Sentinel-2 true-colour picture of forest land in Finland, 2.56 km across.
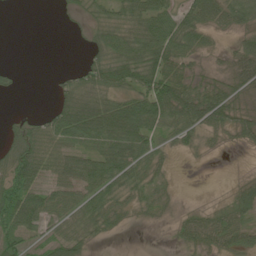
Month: June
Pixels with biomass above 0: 65%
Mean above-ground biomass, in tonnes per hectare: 36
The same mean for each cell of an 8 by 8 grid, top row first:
0 0 10 28 71 50 59 58
0 0 4 53 76 62 21 33
6 3 39 49 64 67 20 44
2 21 78 71 74 74 70 27
30 47 41 61 49 21 9 15
67 40 64 54 37 6 0 5
69 53 48 39 19 10 16 42
38 25 35 6 0 14 43 41
